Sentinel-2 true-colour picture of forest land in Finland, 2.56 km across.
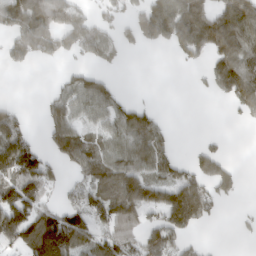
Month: March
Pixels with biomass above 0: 56%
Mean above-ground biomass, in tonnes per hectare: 87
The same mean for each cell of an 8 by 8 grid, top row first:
164 196 90 55 116 173 142 180
111 112 96 72 38 63 122 137
0 6 72 32 0 0 47 167
48 72 80 91 71 0 0 64
149 53 112 78 110 27 19 0
138 90 56 113 100 76 119 33
148 74 103 151 151 218 85 10
95 211 107 125 115 95 9 8
